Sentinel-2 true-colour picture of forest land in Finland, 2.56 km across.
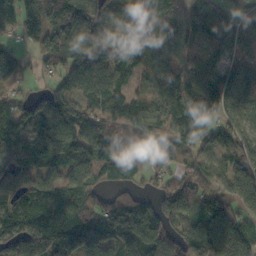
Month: October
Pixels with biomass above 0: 89%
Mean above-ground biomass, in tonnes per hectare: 125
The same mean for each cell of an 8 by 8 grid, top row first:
108 136 175 153 160 78 127 80
55 122 154 125 140 110 96 90
64 38 144 134 91 121 137 107
98 154 126 131 139 123 112 90
125 154 138 160 112 93 119 112
182 116 120 85 65 79 77 121
151 190 147 115 122 164 117 98
178 191 156 130 191 112 183 161
